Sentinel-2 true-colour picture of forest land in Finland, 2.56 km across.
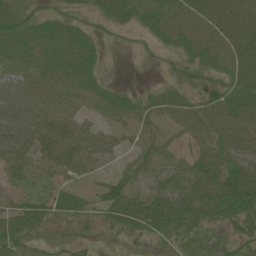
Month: June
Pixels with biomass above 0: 86%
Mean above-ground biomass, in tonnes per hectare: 53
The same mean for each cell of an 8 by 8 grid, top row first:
75 47 42 64 59 71 76 83
65 63 71 11 24 58 68 70
62 58 66 12 6 41 49 67
85 56 39 48 41 47 57 64
87 61 63 40 53 29 52 66
31 32 28 31 51 73 76 101
51 43 36 84 74 76 68 94
67 21 22 11 28 40 42 50
